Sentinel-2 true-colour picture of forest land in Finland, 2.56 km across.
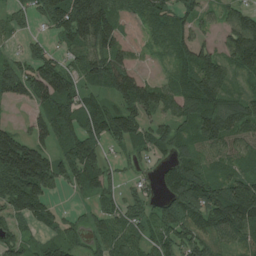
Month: July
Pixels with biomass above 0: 82%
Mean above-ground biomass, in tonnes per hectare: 85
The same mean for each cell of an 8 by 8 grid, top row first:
38 78 185 116 70 91 45 87
15 32 83 95 25 103 80 136
110 151 76 124 65 73 146 61
6 93 110 101 109 76 132 115
150 79 124 55 62 77 85 77
176 141 101 45 25 95 83 81
79 61 16 47 49 97 121 156
65 57 39 76 53 75 81 79
